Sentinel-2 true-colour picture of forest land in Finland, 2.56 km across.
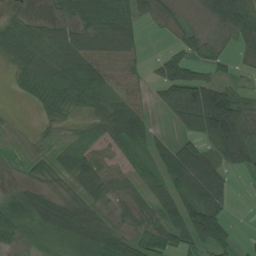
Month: July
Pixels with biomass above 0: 79%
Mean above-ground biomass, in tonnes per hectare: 62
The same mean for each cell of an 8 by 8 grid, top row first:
27 24 56 90 48 25 36 95
69 71 78 76 36 26 34 33
24 61 103 68 46 79 55 19
3 35 34 77 64 77 175 95
18 22 37 54 77 73 71 120
11 53 82 60 48 142 158 12
76 77 63 31 57 112 141 2
57 33 77 93 61 72 95 12
